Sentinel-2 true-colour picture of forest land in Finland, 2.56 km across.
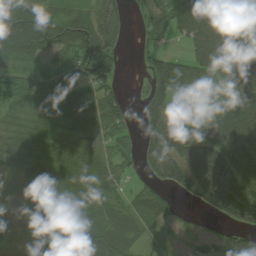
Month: August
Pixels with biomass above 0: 81%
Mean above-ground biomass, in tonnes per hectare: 61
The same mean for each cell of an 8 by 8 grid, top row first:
93 57 48 52 42 82 124 123
111 72 79 56 41 13 115 123
63 58 54 44 22 95 45 76
42 62 68 60 34 40 34 97
50 62 48 40 44 78 77 83
22 63 65 40 41 63 106 88
9 72 63 38 69 39 45 101
14 58 104 62 26 14 52 62
